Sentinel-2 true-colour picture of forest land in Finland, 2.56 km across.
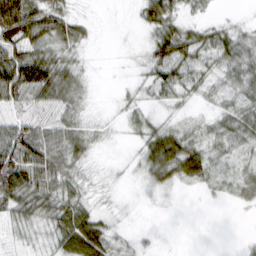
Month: March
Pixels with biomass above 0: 72%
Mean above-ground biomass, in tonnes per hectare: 31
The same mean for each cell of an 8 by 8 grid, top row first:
65 45 13 0 29 31 11 6
48 40 23 0 11 66 49 47
90 68 27 1 17 46 25 39
26 17 25 4 20 15 13 42
90 67 40 4 31 54 31 32
95 61 23 3 21 45 35 28
53 44 37 11 1 1 1 10
20 21 96 37 9 0 0 3
